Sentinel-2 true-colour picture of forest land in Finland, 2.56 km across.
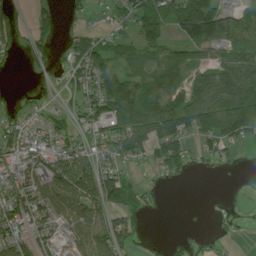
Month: July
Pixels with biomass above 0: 64%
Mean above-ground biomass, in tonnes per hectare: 68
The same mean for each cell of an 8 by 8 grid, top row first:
66 39 14 29 86 80 152 62
53 35 84 56 80 54 103 75
2 17 67 107 80 72 85 121
40 40 54 112 121 133 123 131
110 72 69 84 93 89 58 50
99 101 129 74 21 34 6 6
100 107 105 77 45 0 3 7
82 85 96 109 23 12 11 8
